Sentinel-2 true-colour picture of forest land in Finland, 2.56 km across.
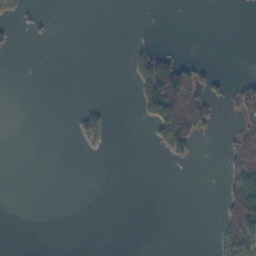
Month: November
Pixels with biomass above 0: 13%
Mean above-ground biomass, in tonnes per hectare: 11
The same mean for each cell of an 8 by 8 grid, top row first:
16 2 0 0 0 0 0 0
6 0 0 0 19 3 0 0
0 0 0 0 86 127 20 9
0 0 13 3 19 89 29 17
0 0 6 2 1 53 0 34
0 0 0 0 0 0 0 44
0 0 0 0 0 0 0 42
0 0 0 0 0 0 0 42
